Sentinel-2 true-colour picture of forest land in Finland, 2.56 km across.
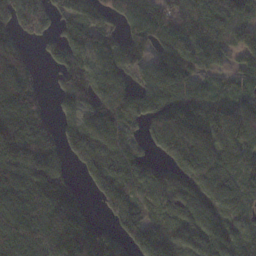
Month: November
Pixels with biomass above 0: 84%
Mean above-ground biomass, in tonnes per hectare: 128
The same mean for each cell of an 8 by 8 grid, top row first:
144 116 121 77 134 146 167 107
132 75 139 107 107 114 151 92
212 18 182 127 80 129 52 54
207 68 118 124 134 163 148 118
206 120 133 103 60 161 142 140
153 235 54 166 102 122 158 104
163 135 97 170 128 113 118 90
190 133 213 102 151 147 139 98
